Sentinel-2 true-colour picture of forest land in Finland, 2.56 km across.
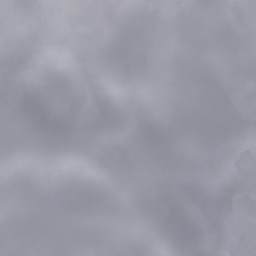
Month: November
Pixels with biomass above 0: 56%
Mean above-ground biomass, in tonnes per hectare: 69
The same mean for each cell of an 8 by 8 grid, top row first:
53 9 31 70 91 55 24 38
123 42 65 159 95 14 3 13
111 88 110 45 20 12 38 34
28 127 141 89 107 25 0 17
1 3 32 58 26 25 32 46
169 106 100 42 31 65 103 76
122 174 122 137 61 54 91 76
153 138 124 77 144 32 94 49
